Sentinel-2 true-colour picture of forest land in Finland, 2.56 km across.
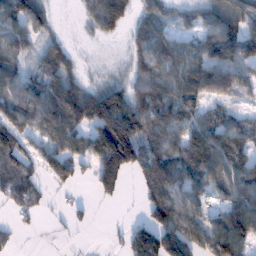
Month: January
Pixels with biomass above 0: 75%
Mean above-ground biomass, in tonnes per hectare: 85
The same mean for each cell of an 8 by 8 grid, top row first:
110 57 22 115 67 45 69 108
72 57 9 4 96 81 99 129
81 103 49 39 116 102 154 105
100 109 122 212 129 111 62 36
88 63 79 247 132 98 122 87
98 61 38 145 87 127 94 115
61 18 24 6 50 126 47 108
14 1 5 19 144 130 117 117
